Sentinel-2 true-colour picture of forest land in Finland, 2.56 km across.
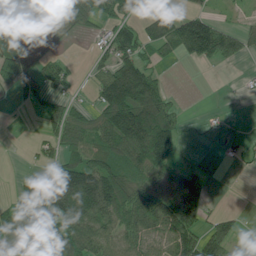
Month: July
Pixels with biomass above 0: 61%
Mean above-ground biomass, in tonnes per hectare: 66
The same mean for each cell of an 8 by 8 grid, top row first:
52 38 95 67 17 50 46 7
137 47 1 66 54 62 105 46
86 56 10 115 110 0 0 3
3 48 50 157 181 21 4 2
0 36 80 115 197 106 2 20
9 53 181 133 84 60 8 3
92 148 134 124 117 148 30 4
80 67 98 60 75 123 96 26
